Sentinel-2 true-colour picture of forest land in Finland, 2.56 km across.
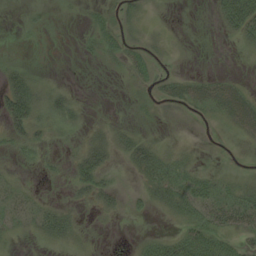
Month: August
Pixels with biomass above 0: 41%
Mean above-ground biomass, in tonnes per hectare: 12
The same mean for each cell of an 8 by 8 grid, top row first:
0 2 3 10 5 2 3 69
1 0 4 11 9 1 0 7
25 7 0 0 9 12 15 7
39 23 9 3 3 2 9 34
16 9 13 23 20 4 1 3
5 5 25 8 15 19 15 8
16 12 6 12 7 19 25 29
4 10 7 0 9 25 44 15
